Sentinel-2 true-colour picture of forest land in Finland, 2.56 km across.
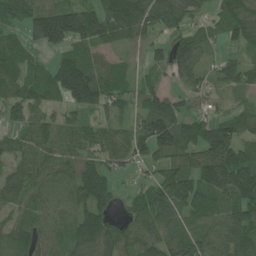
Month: June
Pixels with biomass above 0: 86%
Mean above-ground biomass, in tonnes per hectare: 102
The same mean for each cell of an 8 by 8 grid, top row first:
109 149 148 145 150 103 55 113
88 81 93 74 57 109 63 60
118 105 221 103 51 54 41 80
75 72 84 65 102 107 57 70
83 108 114 97 119 149 176 126
109 85 127 65 40 135 160 176
81 78 113 62 109 125 137 155
96 71 123 105 116 90 89 119
